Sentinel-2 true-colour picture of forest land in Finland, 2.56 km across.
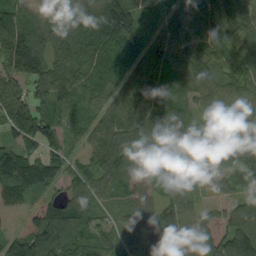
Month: September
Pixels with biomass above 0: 93%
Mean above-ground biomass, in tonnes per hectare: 86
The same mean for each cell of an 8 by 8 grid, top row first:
117 94 107 157 72 64 86 98
172 105 113 110 90 101 87 54
102 123 82 77 107 88 94 75
110 98 65 97 108 97 71 80
75 95 45 110 89 97 81 89
132 123 72 88 62 76 30 68
48 61 90 40 75 72 30 62
18 127 76 57 90 60 68 120
